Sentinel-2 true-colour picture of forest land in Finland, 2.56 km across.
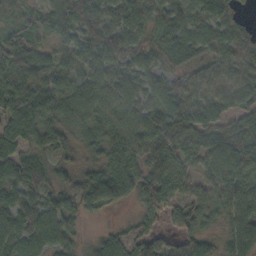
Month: October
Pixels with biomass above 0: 91%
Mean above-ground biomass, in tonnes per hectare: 66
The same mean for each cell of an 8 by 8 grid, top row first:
26 58 85 60 60 74 70 16
94 47 66 79 63 73 62 59
89 90 79 83 73 46 57 61
86 90 88 79 86 87 56 46
65 60 49 89 101 84 86 91
67 40 60 90 80 73 55 91
62 61 42 30 48 46 55 82
70 71 23 45 56 36 36 74
